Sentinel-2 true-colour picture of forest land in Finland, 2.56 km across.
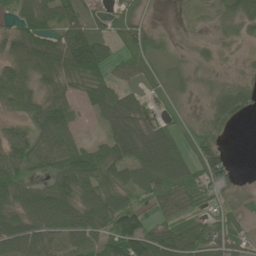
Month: June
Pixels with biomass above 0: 76%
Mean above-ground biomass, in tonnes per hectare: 50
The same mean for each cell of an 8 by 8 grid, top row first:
50 60 52 24 12 2 10 50
51 82 128 29 26 7 15 8
67 37 65 50 19 20 9 16
28 75 26 83 34 7 29 45
61 70 52 80 97 48 38 0
60 51 106 60 65 72 62 16
65 97 82 87 42 55 23 21
100 73 70 74 92 87 53 31
